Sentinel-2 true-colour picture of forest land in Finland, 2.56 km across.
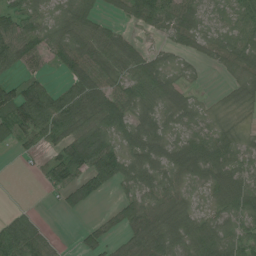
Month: June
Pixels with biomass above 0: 77%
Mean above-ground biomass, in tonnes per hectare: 49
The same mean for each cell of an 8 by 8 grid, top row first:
60 28 60 21 62 63 24 43
74 55 74 65 26 26 25 47
43 37 78 52 76 28 3 28
89 112 89 80 50 41 18 15
41 53 93 63 68 44 64 33
1 41 61 87 50 45 54 43
12 2 22 14 66 57 27 47
97 35 22 29 79 61 63 45
